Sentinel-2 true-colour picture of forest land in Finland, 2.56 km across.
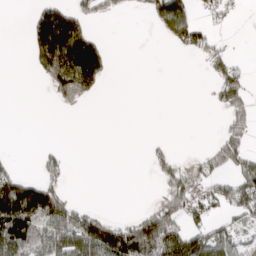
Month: March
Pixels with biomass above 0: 36%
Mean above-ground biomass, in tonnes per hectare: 55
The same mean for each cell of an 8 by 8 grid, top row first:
0 124 87 22 24 132 23 8
0 174 202 20 0 31 68 1
0 74 203 13 0 0 20 62
0 0 9 0 0 0 5 59
0 6 0 0 9 12 13 72
71 49 0 0 2 74 55 66
207 182 52 2 17 88 65 59
179 101 137 181 191 154 87 35
